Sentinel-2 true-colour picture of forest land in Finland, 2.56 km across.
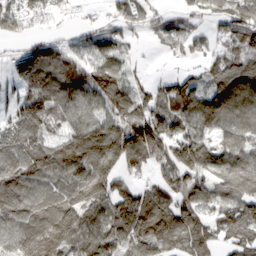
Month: March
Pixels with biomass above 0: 84%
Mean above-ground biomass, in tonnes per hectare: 115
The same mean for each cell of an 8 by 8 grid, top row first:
119 55 15 58 70 48 66 125
30 103 90 94 13 73 63 96
87 127 133 162 47 81 106 134
115 153 113 131 146 125 147 113
143 99 159 211 212 166 100 103
150 105 125 149 56 151 110 120
150 112 187 138 196 157 80 125
97 183 110 133 181 115 102 86
